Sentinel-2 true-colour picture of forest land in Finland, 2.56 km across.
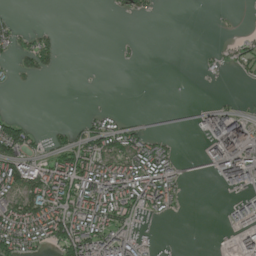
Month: June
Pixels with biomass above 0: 38%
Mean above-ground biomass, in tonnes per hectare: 42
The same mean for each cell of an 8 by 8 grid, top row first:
8 0 0 6 14 0 4 1
40 49 0 1 2 0 10 33
15 6 0 0 0 0 8 14
4 0 4 20 1 2 50 38
109 27 70 69 71 16 59 128
111 101 122 121 117 55 11 118
101 126 96 111 65 27 0 54
107 72 120 115 23 1 0 39
